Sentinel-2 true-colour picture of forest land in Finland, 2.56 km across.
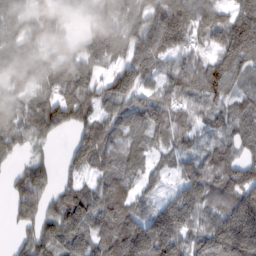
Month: February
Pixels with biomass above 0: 85%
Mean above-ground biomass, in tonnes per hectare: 99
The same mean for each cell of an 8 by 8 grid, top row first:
92 90 81 113 91 180 104 91
105 69 73 111 107 119 59 164
105 80 122 80 75 99 98 77
97 128 109 80 98 86 74 82
56 25 74 96 78 75 51 75
50 78 46 98 63 44 112 105
70 67 145 143 59 135 89 183
31 101 125 157 184 151 141 262
